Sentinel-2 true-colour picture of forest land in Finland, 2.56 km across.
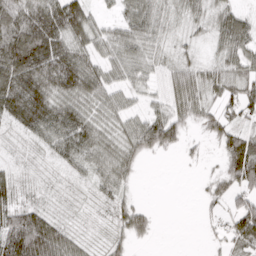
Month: March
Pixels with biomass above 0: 81%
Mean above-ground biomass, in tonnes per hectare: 51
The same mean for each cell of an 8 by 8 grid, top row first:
91 104 96 18 69 39 45 53
128 113 63 51 54 27 22 63
98 91 99 37 31 50 51 47
75 82 62 43 27 52 42 43
15 43 71 48 80 55 19 88
31 14 23 49 6 0 16 90
68 30 12 29 30 0 13 67
124 126 32 30 23 0 8 64
